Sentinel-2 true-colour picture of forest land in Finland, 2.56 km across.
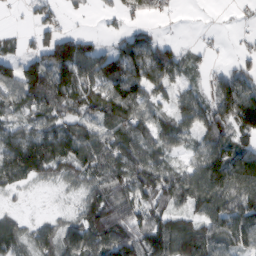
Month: February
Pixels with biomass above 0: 77%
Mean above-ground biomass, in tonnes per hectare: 73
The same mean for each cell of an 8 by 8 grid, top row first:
4 44 11 18 35 8 1 10
28 91 82 35 78 39 14 14
94 136 93 83 97 49 27 71
50 82 80 87 69 61 78 119
113 128 104 88 89 54 80 69
94 58 69 113 135 97 131 131
15 5 52 120 91 84 97 100
72 61 96 129 123 124 105 77
